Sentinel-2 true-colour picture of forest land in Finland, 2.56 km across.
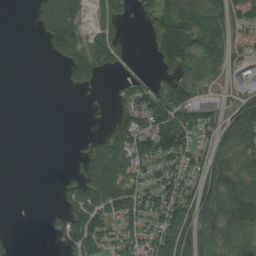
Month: August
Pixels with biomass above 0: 60%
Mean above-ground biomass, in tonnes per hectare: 83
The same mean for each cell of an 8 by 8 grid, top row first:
0 167 107 104 54 144 114 62
0 60 124 134 15 158 88 36
0 0 92 12 52 128 66 38
0 0 1 34 111 143 74 144
0 0 12 172 121 122 61 170
0 0 102 229 69 99 134 154
0 10 157 124 90 149 166 161
13 48 165 66 70 195 123 99
